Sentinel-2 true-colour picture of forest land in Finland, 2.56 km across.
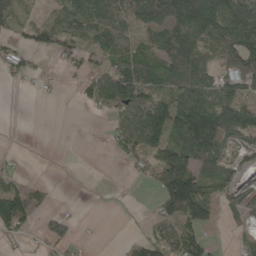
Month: May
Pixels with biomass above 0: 59%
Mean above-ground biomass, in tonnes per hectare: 59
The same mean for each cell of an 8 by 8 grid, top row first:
56 52 98 88 102 132 148 121
35 48 63 86 61 111 79 104
26 12 40 108 92 71 58 90
0 0 5 58 106 106 87 89
0 0 0 29 87 95 101 52
37 0 0 0 29 190 76 35
146 27 2 2 4 138 74 59
29 38 10 0 49 88 37 21
